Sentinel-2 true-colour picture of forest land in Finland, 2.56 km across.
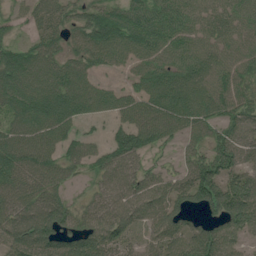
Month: July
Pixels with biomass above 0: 85%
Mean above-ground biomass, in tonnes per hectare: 77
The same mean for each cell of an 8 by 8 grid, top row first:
29 70 54 83 88 80 66 68
57 71 70 100 88 76 70 63
93 88 82 16 72 90 80 66
86 121 81 54 87 106 76 77
99 84 66 70 82 36 68 96
102 84 30 71 64 52 106 92
95 106 44 78 73 90 73 126
90 105 96 86 49 78 97 49
